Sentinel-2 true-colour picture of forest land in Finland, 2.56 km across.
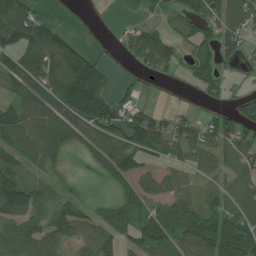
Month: July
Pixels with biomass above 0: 70%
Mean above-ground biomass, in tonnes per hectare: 71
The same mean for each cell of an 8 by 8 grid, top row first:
148 31 3 4 23 61 108 83
98 124 58 9 130 61 79 58
87 117 160 32 21 15 90 7
84 113 125 98 69 32 33 54
75 111 61 94 90 87 98 90
80 42 8 50 45 47 53 81
121 71 64 39 50 60 71 95
92 76 62 61 64 71 98 104
